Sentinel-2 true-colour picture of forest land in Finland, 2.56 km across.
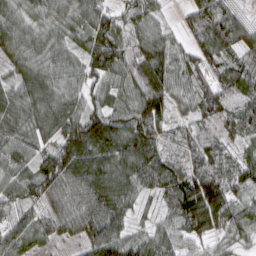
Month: March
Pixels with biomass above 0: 92%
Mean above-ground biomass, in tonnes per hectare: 76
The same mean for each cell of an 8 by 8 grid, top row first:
61 63 60 55 71 15 91 46
67 62 50 116 96 50 77 77
59 71 65 62 141 72 60 82
79 87 86 63 124 55 79 65
83 60 139 97 110 34 66 42
68 121 112 94 92 93 103 65
65 70 109 105 28 98 160 65
74 38 48 100 75 71 55 48
